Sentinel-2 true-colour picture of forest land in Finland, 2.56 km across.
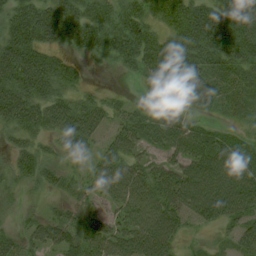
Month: August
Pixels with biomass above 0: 86%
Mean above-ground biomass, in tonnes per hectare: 67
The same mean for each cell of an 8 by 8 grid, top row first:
77 106 98 83 74 93 95 157
106 65 54 83 103 97 103 116
102 94 34 1 37 90 69 47
95 92 92 42 29 30 29 23
42 33 75 55 49 73 68 50
46 46 31 96 64 74 95 86
17 18 47 49 82 71 83 72
43 55 74 75 85 43 15 55
